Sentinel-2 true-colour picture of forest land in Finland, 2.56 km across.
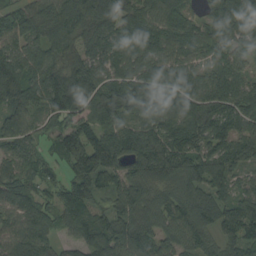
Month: August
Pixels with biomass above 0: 93%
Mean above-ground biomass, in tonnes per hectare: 98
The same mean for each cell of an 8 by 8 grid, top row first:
119 111 152 133 106 100 72 131
91 91 95 89 121 85 65 77
119 129 131 96 119 97 82 70
104 103 93 156 110 118 126 111
70 40 135 137 141 98 86 88
82 48 74 92 113 102 109 56
74 62 99 61 93 98 123 90
79 71 68 104 114 84 72 91
